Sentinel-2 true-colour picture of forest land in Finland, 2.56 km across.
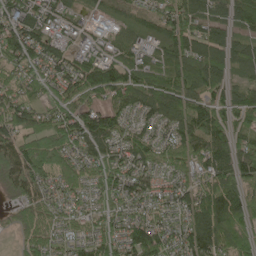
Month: May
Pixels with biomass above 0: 89%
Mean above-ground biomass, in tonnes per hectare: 82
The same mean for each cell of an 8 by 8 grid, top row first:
93 59 34 43 52 113 82 84
103 75 43 44 47 97 103 61
64 76 104 106 72 82 112 35
99 60 89 82 75 82 105 91
84 99 85 86 89 94 110 67
83 82 75 106 78 62 93 94
50 68 47 64 66 84 159 119
30 74 74 89 146 89 140 102
